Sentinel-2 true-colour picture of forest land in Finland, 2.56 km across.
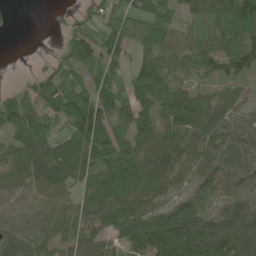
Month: June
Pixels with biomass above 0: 85%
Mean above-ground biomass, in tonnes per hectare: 69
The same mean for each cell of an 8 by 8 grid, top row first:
4 7 31 58 74 55 75 106
0 3 122 96 63 52 53 78
6 72 82 65 68 47 46 51
117 71 187 89 77 88 54 44
67 61 120 129 92 77 51 62
49 74 59 131 113 53 59 63
28 30 41 87 59 60 58 94
46 39 40 49 113 156 123 119
